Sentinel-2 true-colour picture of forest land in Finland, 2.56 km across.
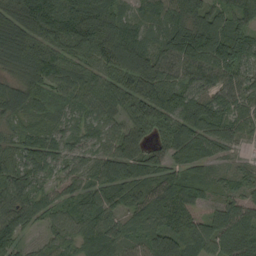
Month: September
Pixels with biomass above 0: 96%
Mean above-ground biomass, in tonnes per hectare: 93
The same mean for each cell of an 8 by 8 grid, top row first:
139 189 195 130 69 109 98 85
135 121 128 159 118 139 163 126
75 108 87 88 153 78 75 74
72 61 58 73 110 131 122 67
62 83 61 70 73 117 99 53
82 52 64 103 73 86 49 59
84 61 65 66 79 97 30 78
62 42 63 91 68 118 83 125
